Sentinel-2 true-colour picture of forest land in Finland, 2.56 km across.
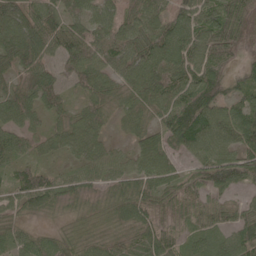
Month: May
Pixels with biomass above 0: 90%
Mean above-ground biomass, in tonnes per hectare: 57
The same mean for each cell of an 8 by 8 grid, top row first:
78 72 53 47 68 50 65 65
75 70 73 70 71 82 79 59
32 57 63 51 80 77 78 33
68 47 38 37 51 88 85 66
61 37 71 28 54 55 68 73
51 49 47 48 62 43 65 72
43 45 29 50 59 36 45 36
49 35 44 39 53 41 52 66
